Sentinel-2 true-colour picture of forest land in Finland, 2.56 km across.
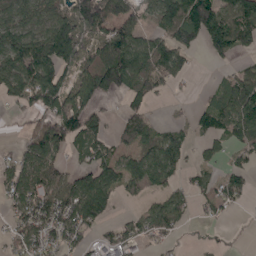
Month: May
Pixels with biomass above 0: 66%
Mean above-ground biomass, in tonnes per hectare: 75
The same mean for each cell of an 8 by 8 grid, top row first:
103 89 128 116 75 108 122 122
131 149 96 117 83 94 52 56
125 127 86 97 88 41 7 84
22 79 111 23 47 14 64 123
19 112 67 57 96 77 36 65
85 91 72 89 103 49 42 53
75 122 120 43 42 75 49 19
66 81 69 57 52 20 11 2
